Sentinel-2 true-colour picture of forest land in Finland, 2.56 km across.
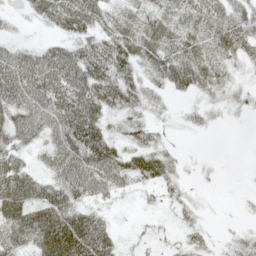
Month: May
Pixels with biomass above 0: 75%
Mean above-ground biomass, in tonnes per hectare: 37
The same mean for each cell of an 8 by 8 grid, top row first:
13 37 51 34 40 41 47 33
28 31 40 53 47 46 38 37
68 66 66 59 38 40 41 18
59 69 79 40 38 10 23 13
42 42 73 44 48 7 0 0
54 35 68 58 45 25 0 0
58 55 40 15 8 22 5 3
55 67 72 30 13 15 21 19
